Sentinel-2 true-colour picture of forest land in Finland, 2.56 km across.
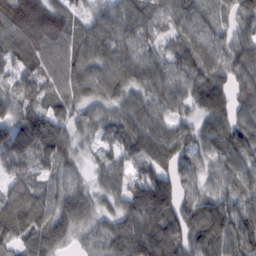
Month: February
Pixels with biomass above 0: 95%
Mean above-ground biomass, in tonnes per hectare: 81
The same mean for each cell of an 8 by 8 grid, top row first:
120 107 45 78 76 83 93 69
100 108 92 91 65 58 101 75
57 85 109 97 85 85 104 65
84 77 65 57 86 55 93 64
104 118 48 53 81 92 87 93
70 56 46 68 82 81 61 79
103 77 86 48 119 90 92 64
71 97 34 76 111 76 126 91
